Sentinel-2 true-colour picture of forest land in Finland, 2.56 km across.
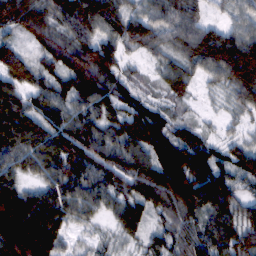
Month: February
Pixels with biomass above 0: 94%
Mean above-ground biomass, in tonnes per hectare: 84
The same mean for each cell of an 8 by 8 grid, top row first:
110 84 125 94 69 80 32 49
61 63 101 79 53 59 123 142
87 63 125 80 28 67 33 111
102 73 66 69 76 31 10 37
102 93 106 86 104 117 62 47
70 68 86 86 111 153 124 70
173 122 80 56 85 115 97 81
197 137 22 23 48 80 89 101
